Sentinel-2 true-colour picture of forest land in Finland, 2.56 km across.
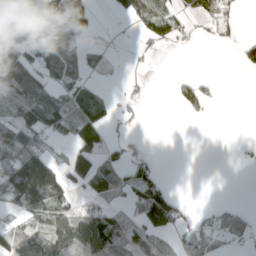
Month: April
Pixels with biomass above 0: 46%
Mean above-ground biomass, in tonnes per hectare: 46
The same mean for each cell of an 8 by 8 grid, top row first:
94 83 86 15 84 52 64 16
80 95 48 6 13 16 4 37
132 64 46 2 8 20 18 0
85 98 47 25 7 9 17 0
82 42 78 30 0 0 0 7
129 137 76 54 54 0 0 0
45 85 33 48 104 66 17 25
60 62 67 88 61 28 52 29
